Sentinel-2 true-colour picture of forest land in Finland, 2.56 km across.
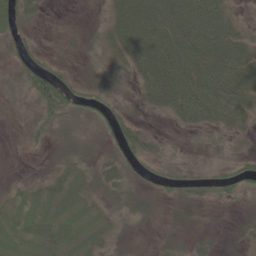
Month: May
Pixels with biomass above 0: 69%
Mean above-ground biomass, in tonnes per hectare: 26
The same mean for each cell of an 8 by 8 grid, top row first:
39 5 1 32 53 49 54 19
18 4 10 36 54 51 53 41
16 51 16 30 36 48 47 51
4 40 34 35 14 38 47 40
2 19 30 24 37 7 13 13
4 16 26 38 19 36 29 39
20 19 19 28 24 10 7 10
21 19 13 22 5 13 12 12
